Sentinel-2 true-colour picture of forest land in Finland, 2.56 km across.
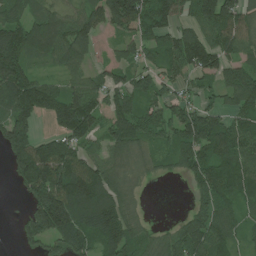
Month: June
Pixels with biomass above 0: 80%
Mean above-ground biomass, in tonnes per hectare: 105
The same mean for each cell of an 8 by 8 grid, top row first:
69 84 87 137 139 97 150 127
153 125 112 30 82 141 152 88
167 57 68 73 78 80 51 109
145 93 212 92 97 91 99 102
177 111 99 108 82 97 135 149
73 244 161 100 35 28 121 109
2 257 169 161 24 1 118 65
21 85 116 119 67 105 146 44
